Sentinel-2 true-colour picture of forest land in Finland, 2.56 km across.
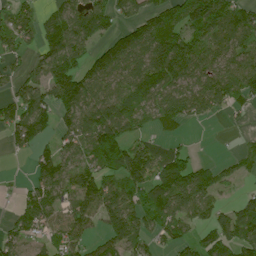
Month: July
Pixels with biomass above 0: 72%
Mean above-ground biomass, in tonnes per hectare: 92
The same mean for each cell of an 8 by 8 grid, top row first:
79 60 114 71 80 114 186 108
67 107 89 111 147 181 89 90
53 103 126 91 153 129 103 111
95 92 134 125 85 106 59 29
65 46 97 183 71 39 0 17
5 90 109 88 128 164 92 36
44 92 102 140 114 119 84 68
60 49 70 115 65 74 88 106
